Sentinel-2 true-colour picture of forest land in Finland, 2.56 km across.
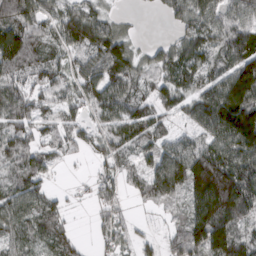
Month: March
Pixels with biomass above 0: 81%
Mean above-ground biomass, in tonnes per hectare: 73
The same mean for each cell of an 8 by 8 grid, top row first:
91 64 97 43 2 45 75 72
115 47 78 117 34 66 73 102
63 73 72 89 54 83 66 144
81 52 44 77 74 50 106 165
91 52 40 63 60 58 74 119
67 33 5 34 65 121 187 123
79 71 7 64 18 31 149 117
55 69 26 42 26 65 155 107
